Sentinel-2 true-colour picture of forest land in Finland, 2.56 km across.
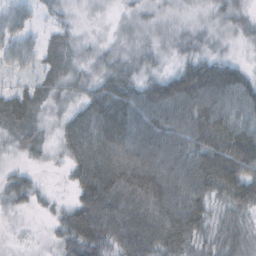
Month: October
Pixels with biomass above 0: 91%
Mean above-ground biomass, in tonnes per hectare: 52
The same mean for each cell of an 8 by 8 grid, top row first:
46 14 10 10 21 16 19 26
49 35 23 21 24 21 20 11
14 32 27 50 39 63 96 54
60 23 45 92 74 79 88 56
25 19 81 98 79 68 85 93
24 4 64 121 118 83 99 86
19 14 70 97 106 96 57 54
6 11 71 67 90 90 42 41
